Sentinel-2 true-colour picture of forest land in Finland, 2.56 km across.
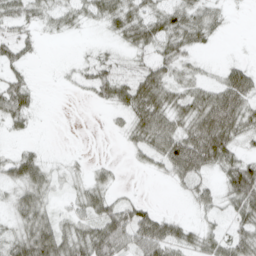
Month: April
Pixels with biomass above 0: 66%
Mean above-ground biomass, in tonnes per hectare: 35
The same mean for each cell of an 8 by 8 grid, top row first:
47 30 27 44 48 49 35 1
42 0 3 12 37 43 12 1
36 0 21 56 57 39 22 59
55 0 0 16 65 50 78 67
8 2 0 1 40 68 82 31
49 36 15 17 4 33 26 69
38 32 29 41 32 2 22 47
51 87 55 76 63 52 34 43
